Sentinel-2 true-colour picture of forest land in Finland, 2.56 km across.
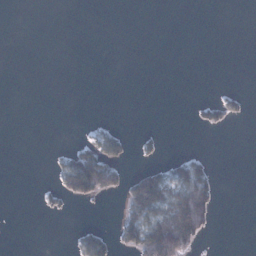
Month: January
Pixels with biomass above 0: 15%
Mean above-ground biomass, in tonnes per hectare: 22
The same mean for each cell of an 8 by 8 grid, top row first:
0 0 0 0 0 0 0 0
0 0 0 0 0 0 0 0
0 0 0 0 0 0 0 0
0 0 0 0 0 0 36 24
0 1 24 55 17 0 0 0
0 6 179 74 86 64 47 0
0 18 2 0 140 151 88 0
0 0 38 40 145 186 13 0
